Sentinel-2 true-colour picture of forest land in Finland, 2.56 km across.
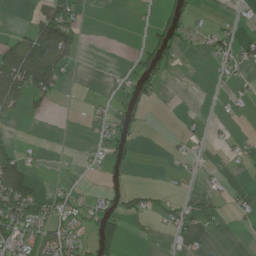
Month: July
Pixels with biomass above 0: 31%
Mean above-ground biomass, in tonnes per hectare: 29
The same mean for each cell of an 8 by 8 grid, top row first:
1 102 27 0 2 35 3 7
80 185 43 0 47 45 21 31
129 121 3 7 60 4 3 11
33 20 2 36 24 0 3 7
14 2 3 44 3 7 11 14
118 9 7 12 0 10 8 7
79 59 31 31 35 30 14 13
58 58 35 50 5 9 6 0
